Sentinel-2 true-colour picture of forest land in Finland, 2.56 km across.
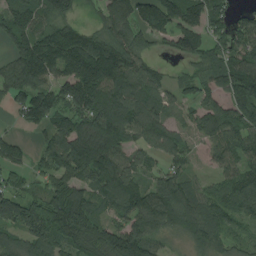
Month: August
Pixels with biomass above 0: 85%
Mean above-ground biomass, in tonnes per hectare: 105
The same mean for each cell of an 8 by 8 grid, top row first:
112 68 30 120 115 125 107 58
101 152 179 160 76 72 87 98
105 93 174 142 121 47 92 149
48 133 126 195 130 62 104 127
58 73 151 148 74 83 52 107
49 63 116 150 76 108 32 110
132 114 134 103 134 158 96 93
79 121 102 134 156 37 98 38
